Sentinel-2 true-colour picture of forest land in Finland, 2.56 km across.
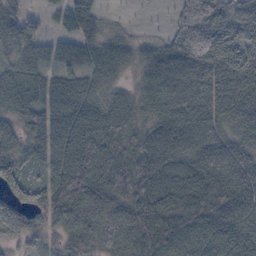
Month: October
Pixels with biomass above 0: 91%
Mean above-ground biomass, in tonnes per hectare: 70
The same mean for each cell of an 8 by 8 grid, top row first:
47 19 68 11 1 5 52 70
62 39 54 60 43 50 52 70
66 50 56 50 56 87 86 93
62 71 81 77 57 78 87 86
56 68 105 87 78 80 79 65
48 49 116 104 95 70 89 90
68 77 107 95 109 89 78 81
42 27 81 114 116 99 93 91
